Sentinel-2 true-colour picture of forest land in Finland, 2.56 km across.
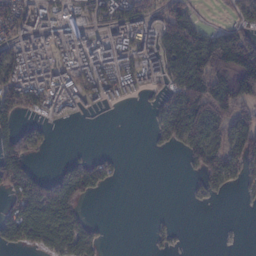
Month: February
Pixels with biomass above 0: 57%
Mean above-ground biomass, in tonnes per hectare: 79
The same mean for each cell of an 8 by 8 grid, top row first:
121 92 60 96 95 149 5 68
82 68 99 120 92 135 156 214
123 88 102 107 70 94 198 198
130 64 29 10 4 167 202 97
120 21 1 0 1 45 126 131
169 74 114 39 0 0 78 54
97 227 84 0 0 0 6 2
78 86 123 2 1 14 0 0
